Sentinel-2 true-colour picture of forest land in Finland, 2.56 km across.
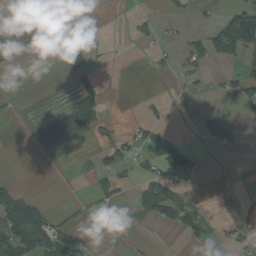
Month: August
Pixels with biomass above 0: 25%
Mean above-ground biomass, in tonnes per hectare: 23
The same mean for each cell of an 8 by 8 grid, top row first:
63 70 0 0 13 7 6 92
15 5 45 2 9 17 64 88
0 0 25 0 1 10 13 47
1 11 60 2 6 0 12 11
0 44 11 33 36 35 9 2
3 0 3 32 31 40 1 1
85 21 10 8 38 58 3 1
116 99 36 5 2 2 13 23
